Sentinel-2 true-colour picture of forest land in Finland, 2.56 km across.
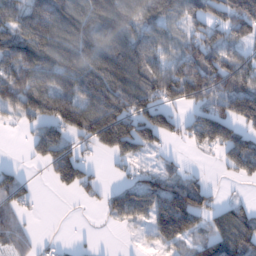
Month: January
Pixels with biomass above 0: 69%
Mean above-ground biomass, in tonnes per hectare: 91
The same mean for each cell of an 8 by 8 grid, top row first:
99 145 102 142 95 72 87 174
123 123 124 146 109 65 122 68
124 128 133 170 159 156 141 96
94 134 124 174 126 58 102 137
2 121 52 146 97 25 92 104
52 38 105 10 60 62 17 49
54 0 4 70 102 197 80 49
46 8 3 0 20 117 80 114
